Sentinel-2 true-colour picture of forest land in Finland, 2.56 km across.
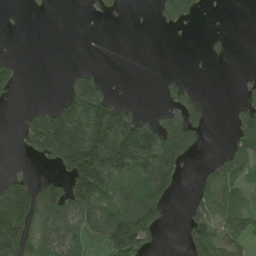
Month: June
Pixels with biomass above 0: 44%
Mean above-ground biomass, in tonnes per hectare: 63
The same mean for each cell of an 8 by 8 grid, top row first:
1 2 1 10 0 73 3 0
0 0 0 0 0 0 6 0
37 0 51 3 0 11 0 11
5 87 158 122 13 56 21 56
13 206 247 185 186 128 4 78
28 26 178 135 104 63 40 78
170 127 111 91 154 3 71 85
196 83 63 127 113 3 123 72
